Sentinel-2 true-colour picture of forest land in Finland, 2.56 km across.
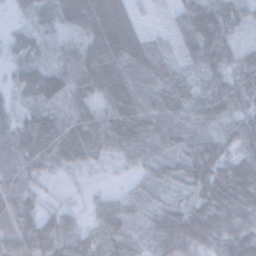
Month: November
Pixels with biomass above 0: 93%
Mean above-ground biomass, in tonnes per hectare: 51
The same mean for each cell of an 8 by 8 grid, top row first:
17 50 70 75 13 38 69 42
37 42 55 76 56 35 80 36
37 71 66 70 55 55 52 49
39 53 46 59 65 54 60 44
71 85 64 54 63 47 49 46
58 25 11 7 30 52 74 76
52 21 14 40 37 49 69 64
55 63 48 52 37 77 53 61
